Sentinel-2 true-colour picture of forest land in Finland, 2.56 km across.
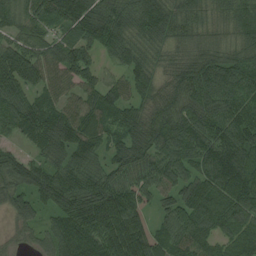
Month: August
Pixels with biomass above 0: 95%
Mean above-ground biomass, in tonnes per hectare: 104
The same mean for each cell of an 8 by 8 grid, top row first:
73 95 132 115 105 99 61 92
97 87 115 86 71 66 80 88
123 92 98 52 68 102 134 117
109 98 107 87 86 118 115 103
44 99 125 74 110 126 124 128
112 107 106 101 103 108 114 124
85 85 174 208 98 109 125 99
36 84 160 191 174 113 74 73
